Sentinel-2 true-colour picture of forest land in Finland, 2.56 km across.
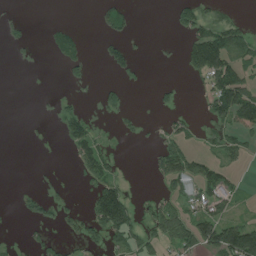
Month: July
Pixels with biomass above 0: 33%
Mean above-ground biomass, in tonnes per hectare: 34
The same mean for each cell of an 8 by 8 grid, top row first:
6 0 0 43 0 39 28 6
10 19 37 37 2 3 170 95
0 0 21 11 7 3 66 87
0 3 30 27 3 18 38 133
0 2 76 9 4 48 12 41
0 4 21 45 1 80 56 10
7 28 11 182 10 53 54 18
6 26 27 49 47 63 91 158
